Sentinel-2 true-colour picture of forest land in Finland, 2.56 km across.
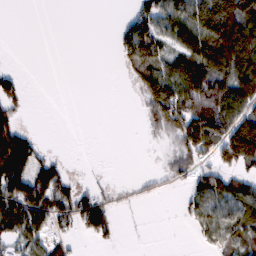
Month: February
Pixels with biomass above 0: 49%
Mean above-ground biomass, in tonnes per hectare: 57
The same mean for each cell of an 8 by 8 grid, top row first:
0 0 0 1 72 83 136 182
0 0 0 11 129 73 121 168
37 0 0 0 87 114 165 141
38 0 0 0 43 134 180 97
119 6 0 0 3 56 108 197
120 86 8 4 8 32 49 49
122 87 96 41 5 9 73 80
62 50 18 25 1 0 40 72
